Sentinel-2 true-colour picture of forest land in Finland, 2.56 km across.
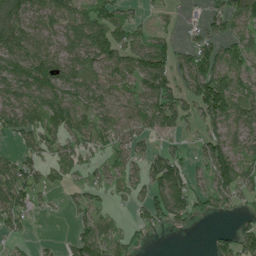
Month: July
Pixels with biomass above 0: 71%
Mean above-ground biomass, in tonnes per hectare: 66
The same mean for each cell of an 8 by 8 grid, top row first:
102 68 68 81 21 16 39 85
84 60 91 120 96 56 71 66
108 108 82 86 101 69 104 67
95 107 72 78 89 91 87 83
31 72 69 57 40 22 65 50
94 50 33 57 68 114 69 96
90 21 41 23 44 89 40 32
22 9 64 62 19 3 11 90
